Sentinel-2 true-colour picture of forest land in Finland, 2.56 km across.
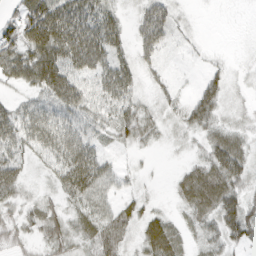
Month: March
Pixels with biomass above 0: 72%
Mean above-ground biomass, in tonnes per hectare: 35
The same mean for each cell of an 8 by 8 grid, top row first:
36 82 70 34 44 20 0 0
62 85 90 47 39 8 3 1
41 75 46 55 14 6 23 5
36 46 49 42 29 19 48 11
45 48 58 17 18 8 31 30
52 16 78 29 5 14 56 47
28 27 35 32 18 13 51 55
25 35 30 50 34 40 28 41
